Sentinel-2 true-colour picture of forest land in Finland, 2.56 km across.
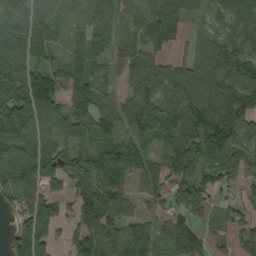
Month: September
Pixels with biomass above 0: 84%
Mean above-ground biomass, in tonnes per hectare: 80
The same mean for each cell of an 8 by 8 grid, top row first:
107 92 33 71 79 72 32 86
118 90 51 64 62 34 66 89
104 124 85 54 78 99 76 86
130 106 94 61 99 89 96 88
107 49 89 81 60 91 103 78
105 96 90 96 82 78 73 48
62 101 73 94 27 55 48 47
115 102 78 79 79 96 51 54
